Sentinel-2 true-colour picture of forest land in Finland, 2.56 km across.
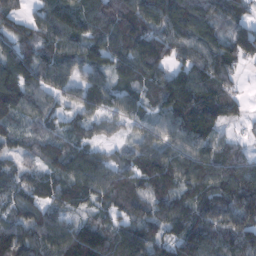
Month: February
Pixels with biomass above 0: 90%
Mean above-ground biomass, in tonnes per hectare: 95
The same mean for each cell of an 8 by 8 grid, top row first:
80 108 124 136 116 141 120 72
92 76 83 124 157 80 102 112
144 82 73 71 92 115 122 29
114 80 71 66 57 133 147 52
58 90 81 29 69 87 84 30
69 78 130 97 80 92 111 115
77 85 60 61 78 99 100 107
112 117 143 110 120 93 117 109
